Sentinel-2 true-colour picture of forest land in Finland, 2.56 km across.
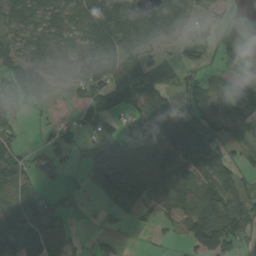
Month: August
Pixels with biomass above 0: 68%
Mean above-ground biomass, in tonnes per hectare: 61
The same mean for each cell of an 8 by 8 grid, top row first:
69 63 71 90 89 86 45 44
59 74 50 100 65 22 24 63
97 83 42 85 98 30 18 30
37 86 74 48 78 68 40 39
34 45 36 69 107 102 86 21
48 21 14 94 91 70 89 58
79 57 7 41 57 73 133 95
66 65 7 16 2 12 159 77
